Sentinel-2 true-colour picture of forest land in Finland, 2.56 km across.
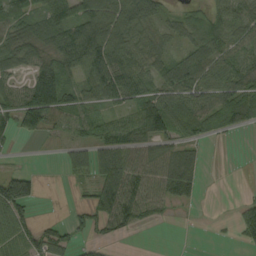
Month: September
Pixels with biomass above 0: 68%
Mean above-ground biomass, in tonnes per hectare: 57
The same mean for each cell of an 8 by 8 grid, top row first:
80 83 81 83 75 22 41 63
76 80 156 106 52 27 72 60
45 141 61 106 67 89 71 87
94 133 64 37 105 70 78 79
15 5 39 73 52 48 16 0
71 0 31 116 67 67 3 0
94 0 26 111 73 21 0 22
53 67 29 35 0 0 1 22
